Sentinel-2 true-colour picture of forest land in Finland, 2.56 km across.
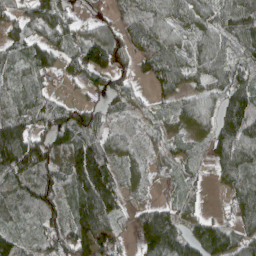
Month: April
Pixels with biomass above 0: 85%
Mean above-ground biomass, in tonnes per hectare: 83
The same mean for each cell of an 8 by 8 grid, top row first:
55 107 25 56 85 67 71 113
68 101 94 98 78 68 75 69
58 45 50 73 30 75 67 84
91 96 71 54 30 49 56 188
183 124 140 74 33 37 67 130
125 99 166 107 30 25 24 103
83 92 122 129 56 64 12 71
84 73 153 107 111 138 147 77
